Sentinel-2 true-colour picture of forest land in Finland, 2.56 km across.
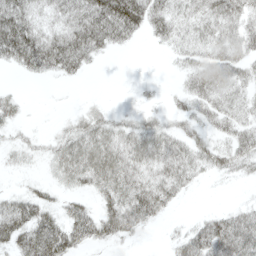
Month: April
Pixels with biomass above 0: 65%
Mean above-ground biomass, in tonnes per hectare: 39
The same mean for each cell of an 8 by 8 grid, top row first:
91 35 67 98 76 41 43 41
113 100 81 28 3 24 37 38
4 15 11 0 5 8 60 40
22 0 14 17 19 21 35 32
17 16 50 52 54 47 36 49
5 11 46 59 50 55 20 22
55 36 33 54 82 15 5 20
58 101 48 35 5 25 74 68
